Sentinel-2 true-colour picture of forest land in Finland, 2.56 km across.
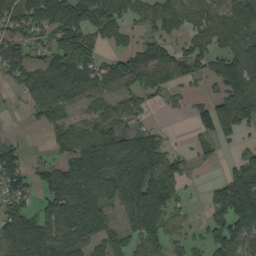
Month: September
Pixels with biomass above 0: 71%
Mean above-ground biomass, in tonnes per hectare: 79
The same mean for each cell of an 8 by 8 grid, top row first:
94 141 143 110 53 66 68 82
91 60 110 30 70 53 73 84
51 103 105 95 81 69 44 112
3 73 45 63 37 7 77 132
35 27 84 113 97 10 31 25
97 72 144 122 168 67 4 96
75 84 169 60 118 39 46 159
127 101 96 82 80 28 55 87
